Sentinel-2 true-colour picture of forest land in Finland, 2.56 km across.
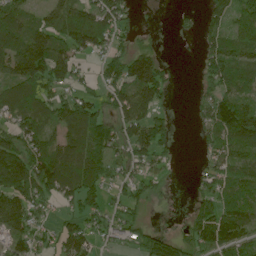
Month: June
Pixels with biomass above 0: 72%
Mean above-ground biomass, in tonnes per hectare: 80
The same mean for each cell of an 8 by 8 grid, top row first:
87 68 113 114 6 13 48 89
112 140 95 60 37 1 55 76
105 117 48 80 156 20 63 85
85 89 123 72 102 15 74 155
108 103 112 112 118 34 44 97
186 160 127 56 57 4 51 68
150 45 82 48 39 3 83 90
83 43 113 42 68 73 105 100
